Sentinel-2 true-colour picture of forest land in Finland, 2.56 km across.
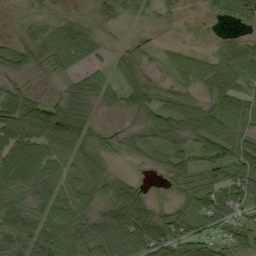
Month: September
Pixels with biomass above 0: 81%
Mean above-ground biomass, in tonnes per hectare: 54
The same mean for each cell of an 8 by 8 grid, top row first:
4 20 20 41 29 12 20 65
48 59 66 17 23 16 12 60
26 14 45 49 39 28 61 52
91 62 62 20 55 73 51 67
79 69 65 22 44 55 70 76
82 62 48 45 8 50 53 91
63 67 61 90 92 48 79 59
67 95 96 108 120 103 49 64
